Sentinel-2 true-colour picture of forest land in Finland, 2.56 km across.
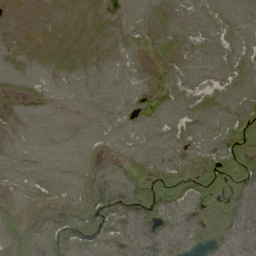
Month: September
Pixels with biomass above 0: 76%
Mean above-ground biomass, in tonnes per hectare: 8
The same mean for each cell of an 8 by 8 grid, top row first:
1 2 5 4 5 4 4 5
3 5 6 5 4 6 5 4
4 4 5 4 3 5 3 6
3 3 2 4 7 5 6 7
4 5 5 3 4 5 5 11
5 4 5 9 11 10 13 19
8 5 10 24 22 14 11 26
11 9 14 13 26 16 10 24
